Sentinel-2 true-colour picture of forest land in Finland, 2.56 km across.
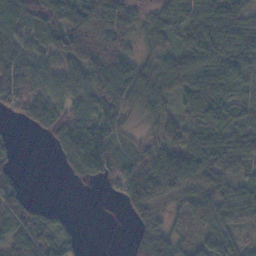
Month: November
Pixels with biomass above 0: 80%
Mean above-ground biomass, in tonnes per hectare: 63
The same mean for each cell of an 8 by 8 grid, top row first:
72 62 92 86 39 56 91 50
63 51 110 71 29 46 96 77
72 56 63 169 73 69 94 79
38 80 73 95 46 34 89 46
14 19 151 92 31 65 97 80
29 0 44 50 101 123 98 51
79 28 0 3 96 37 63 60
73 77 30 0 62 45 23 21
